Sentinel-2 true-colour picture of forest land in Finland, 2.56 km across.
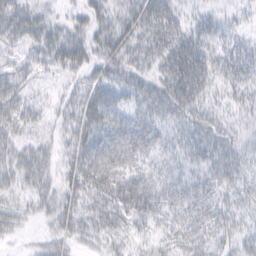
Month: February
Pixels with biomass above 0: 82%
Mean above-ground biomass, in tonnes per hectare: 29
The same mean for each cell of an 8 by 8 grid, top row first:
34 18 21 31 39 25 14 9
16 32 41 36 34 47 35 21
26 7 18 32 29 60 44 27
32 15 29 34 27 39 27 15
25 15 29 52 43 23 36 18
29 26 36 54 44 23 26 23
20 22 28 40 53 29 30 23
10 25 22 24 20 27 26 30
